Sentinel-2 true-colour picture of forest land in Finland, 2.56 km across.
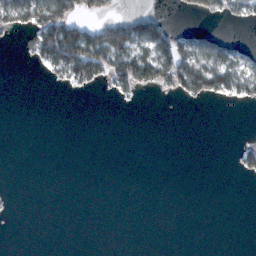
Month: February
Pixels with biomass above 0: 21%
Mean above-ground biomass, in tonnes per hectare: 21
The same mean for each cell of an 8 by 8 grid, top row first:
58 95 38 26 43 3 23 29
1 85 123 114 64 84 59 24
0 10 56 55 66 95 92 68
0 0 0 0 0 0 0 0
0 0 0 0 0 0 0 13
0 0 0 0 0 0 0 13
1 0 0 0 0 0 0 0
0 0 0 0 0 0 0 0
